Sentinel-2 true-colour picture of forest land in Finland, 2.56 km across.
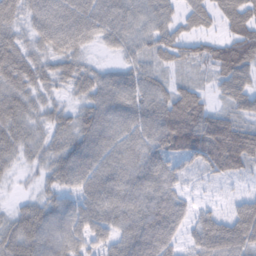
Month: February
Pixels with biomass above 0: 88%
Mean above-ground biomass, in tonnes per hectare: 58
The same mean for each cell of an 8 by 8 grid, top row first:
64 4 37 70 62 42 47 79
69 34 19 14 46 50 45 86
74 51 56 41 53 34 25 70
73 44 53 61 69 88 58 48
62 49 69 58 74 103 121 105
19 41 68 72 85 57 38 37
26 52 51 79 80 64 21 40
67 68 54 55 103 51 85 83
